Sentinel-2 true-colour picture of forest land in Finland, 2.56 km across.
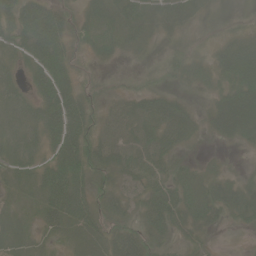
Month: June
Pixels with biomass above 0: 81%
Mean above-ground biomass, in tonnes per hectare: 41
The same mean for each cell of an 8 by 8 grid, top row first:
57 71 37 63 52 51 20 10
38 70 21 43 24 13 19 52
26 66 17 7 9 20 28 58
42 68 64 32 44 45 33 93
41 48 70 59 54 38 7 25
40 61 54 44 59 40 32 17
29 54 73 40 42 54 53 48
37 21 40 51 37 25 15 1
